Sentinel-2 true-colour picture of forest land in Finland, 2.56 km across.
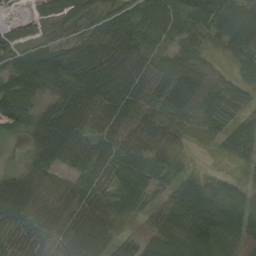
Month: August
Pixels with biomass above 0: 87%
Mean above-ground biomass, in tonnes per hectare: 63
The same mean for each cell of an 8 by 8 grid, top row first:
20 48 71 77 101 82 79 81
48 45 69 95 76 47 33 75
71 93 124 106 79 91 62 39
88 64 99 78 64 67 49 39
5 109 64 61 61 28 8 56
40 36 40 46 82 38 22 16
90 60 65 54 39 76 81 64
33 48 76 44 40 98 131 69
